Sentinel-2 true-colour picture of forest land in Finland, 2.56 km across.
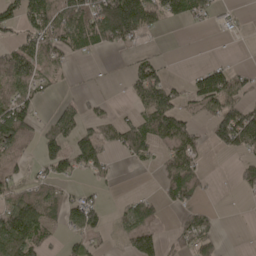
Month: April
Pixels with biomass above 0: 52%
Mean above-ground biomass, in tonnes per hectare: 51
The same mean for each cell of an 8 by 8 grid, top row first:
68 96 100 159 127 50 33 10
57 63 58 44 14 0 0 0
88 35 2 4 103 17 86 40
99 16 42 17 71 79 49 90
69 57 87 49 78 79 41 93
40 41 21 18 4 86 17 31
85 68 76 12 61 42 21 1
95 40 36 10 105 40 59 0
